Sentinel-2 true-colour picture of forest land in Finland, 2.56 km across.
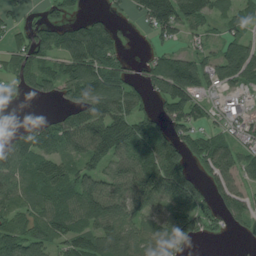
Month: July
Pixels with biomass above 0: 73%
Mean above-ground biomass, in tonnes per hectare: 86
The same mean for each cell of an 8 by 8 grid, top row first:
27 34 34 28 87 171 77 55
67 91 131 93 7 45 42 70
73 89 164 120 54 169 82 74
2 11 103 130 72 83 43 48
111 121 131 143 127 100 82 60
101 126 104 74 146 143 65 72
71 89 126 125 81 93 67 72
127 100 109 124 80 130 24 13
